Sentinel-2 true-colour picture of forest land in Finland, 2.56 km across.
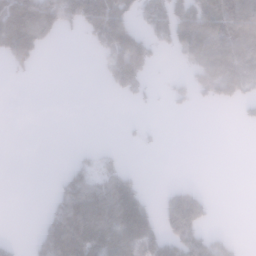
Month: January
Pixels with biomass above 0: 38%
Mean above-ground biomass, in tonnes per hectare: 62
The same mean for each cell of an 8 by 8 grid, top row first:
175 131 117 159 64 135 148 128
159 26 2 128 118 68 133 130
9 0 0 80 79 22 102 136
0 0 0 0 4 11 0 18
0 0 2 4 9 0 0 0
0 1 89 69 9 0 0 0
0 33 149 164 116 179 61 0
10 118 176 125 128 117 85 14
